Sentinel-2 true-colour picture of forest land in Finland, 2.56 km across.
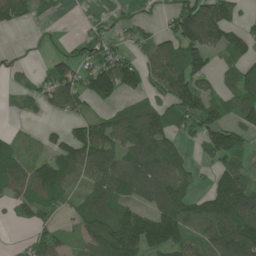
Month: June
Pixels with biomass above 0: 67%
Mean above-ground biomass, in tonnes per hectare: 79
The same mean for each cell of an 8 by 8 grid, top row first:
75 13 5 13 18 92 171 51
4 4 43 65 41 110 122 92
13 72 86 154 67 110 62 96
13 33 52 46 80 76 104 90
38 33 137 108 153 61 81 83
83 114 67 112 119 117 27 97
45 57 60 92 67 148 124 177
6 73 40 150 146 112 90 169
